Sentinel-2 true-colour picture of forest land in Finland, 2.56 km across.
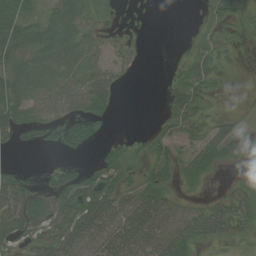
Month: July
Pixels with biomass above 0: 63%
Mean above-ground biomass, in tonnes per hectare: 36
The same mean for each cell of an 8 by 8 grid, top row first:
46 39 56 7 0 0 25 20
39 56 46 16 4 1 32 11
41 58 54 33 0 24 38 1
49 48 51 19 0 49 29 9
17 18 48 14 21 42 59 35
33 11 36 37 38 44 23 6
71 39 81 70 81 50 37 52
30 57 73 71 75 65 39 22
